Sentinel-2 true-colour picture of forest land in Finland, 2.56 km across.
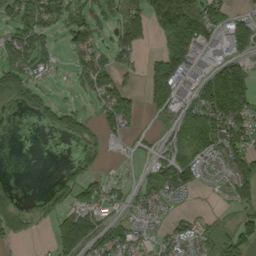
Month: September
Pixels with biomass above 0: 62%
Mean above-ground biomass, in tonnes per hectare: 72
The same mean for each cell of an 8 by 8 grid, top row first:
109 104 63 54 93 227 142 47
121 64 69 66 28 192 83 92
89 21 54 112 68 145 106 165
7 57 45 123 62 67 141 130
0 0 22 15 18 59 110 95
2 3 60 19 42 136 30 120
47 40 96 53 54 16 9 55
36 29 142 91 39 75 54 110
